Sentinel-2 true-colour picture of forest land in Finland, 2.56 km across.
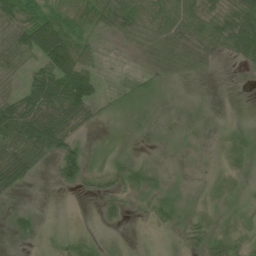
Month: July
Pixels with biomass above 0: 62%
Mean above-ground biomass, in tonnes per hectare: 27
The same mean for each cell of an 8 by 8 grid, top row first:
41 38 34 51 44 50 48 65
59 108 45 4 25 36 36 51
23 80 96 7 20 11 2 2
79 71 50 15 5 3 1 0
64 65 24 1 2 3 3 15
46 6 43 23 22 4 4 9
13 0 0 17 10 24 8 9
16 6 16 3 1 4 26 18
